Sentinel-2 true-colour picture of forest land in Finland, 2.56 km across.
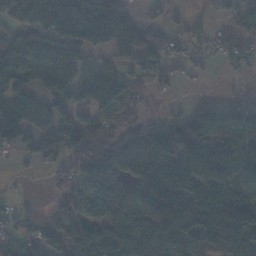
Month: November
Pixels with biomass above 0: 70%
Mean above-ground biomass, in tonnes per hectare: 86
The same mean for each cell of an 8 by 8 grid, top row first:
96 178 160 143 22 15 15 42
89 107 111 100 100 32 28 58
118 131 118 134 48 18 8 8
134 90 67 51 8 13 75 77
90 81 89 71 134 167 149 131
7 11 86 136 126 134 152 116
22 15 67 102 105 120 177 187
34 82 79 88 98 103 83 84
